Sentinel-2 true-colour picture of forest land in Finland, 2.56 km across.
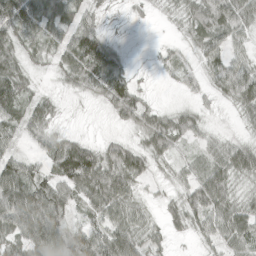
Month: April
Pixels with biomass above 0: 86%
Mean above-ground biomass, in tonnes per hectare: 50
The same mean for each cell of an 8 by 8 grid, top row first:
103 82 54 9 9 16 75 74
53 45 93 34 2 14 60 30
69 15 53 81 5 18 30 84
53 47 2 33 61 32 14 32
28 43 51 33 38 44 30 38
76 53 117 87 39 25 72 45
108 100 35 70 28 32 72 43
57 105 100 87 54 12 31 61
